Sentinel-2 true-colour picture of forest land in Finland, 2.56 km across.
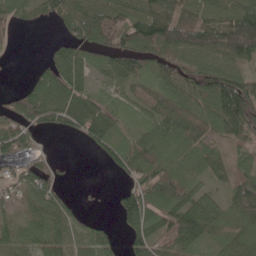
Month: May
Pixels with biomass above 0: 78%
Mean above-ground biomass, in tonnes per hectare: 67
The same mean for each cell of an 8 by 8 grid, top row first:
45 43 75 82 96 116 79 111
4 16 53 79 90 126 125 152
3 83 80 50 65 81 100 88
84 77 77 46 50 91 81 118
77 4 12 52 69 59 73 69
60 68 0 13 73 78 52 82
34 84 20 18 104 106 81 95
39 61 45 44 74 86 52 53
